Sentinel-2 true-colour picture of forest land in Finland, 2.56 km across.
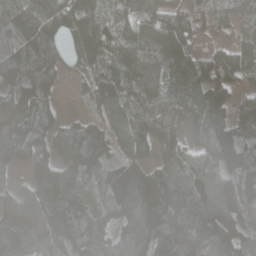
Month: April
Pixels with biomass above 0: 95%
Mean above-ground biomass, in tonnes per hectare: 116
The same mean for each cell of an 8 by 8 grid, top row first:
105 155 139 104 94 118 59 74
84 144 84 110 156 184 79 88
121 111 71 168 143 137 145 70
117 72 28 132 114 106 149 86
124 93 159 96 91 122 123 136
51 129 131 88 95 144 134 146
135 152 116 89 145 123 142 133
102 129 123 91 151 138 125 95
